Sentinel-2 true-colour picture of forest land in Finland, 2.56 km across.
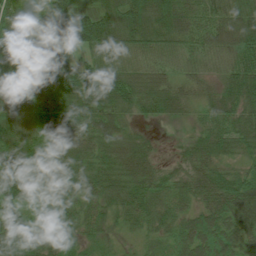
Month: July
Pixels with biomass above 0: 96%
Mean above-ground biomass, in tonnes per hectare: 69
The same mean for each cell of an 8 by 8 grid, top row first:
66 95 99 96 111 104 66 62
86 95 58 81 73 64 65 87
79 84 112 90 73 48 38 100
74 113 103 87 48 49 53 80
83 72 75 66 42 14 68 56
89 82 62 70 62 36 64 52
52 48 59 50 61 53 67 86
60 56 46 22 28 55 91 66
